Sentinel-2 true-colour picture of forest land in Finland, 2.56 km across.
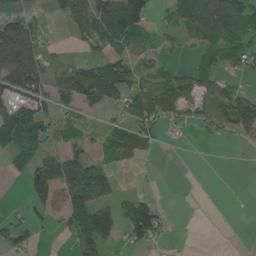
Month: June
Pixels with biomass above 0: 51%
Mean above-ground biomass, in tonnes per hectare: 56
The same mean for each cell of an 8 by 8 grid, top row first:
50 21 71 132 103 94 109 99
104 22 19 38 55 24 56 66
92 59 120 158 64 74 65 21
102 38 33 29 88 76 73 125
77 52 43 72 56 7 8 19
13 115 117 48 2 0 0 0
10 71 110 83 85 2 0 0
61 4 108 68 73 4 0 0
